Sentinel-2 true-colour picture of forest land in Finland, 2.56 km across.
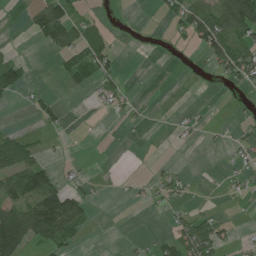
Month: July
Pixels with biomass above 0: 31%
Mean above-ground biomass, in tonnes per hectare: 28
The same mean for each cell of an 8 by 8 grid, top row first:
11 85 29 4 0 38 82 130
5 25 48 31 2 9 58 78
68 1 23 35 0 1 3 48
2 25 0 11 3 2 3 9
75 7 0 0 1 3 3 13
80 57 11 4 4 22 1 14
70 119 63 0 4 16 7 0
120 64 21 0 7 53 69 7
